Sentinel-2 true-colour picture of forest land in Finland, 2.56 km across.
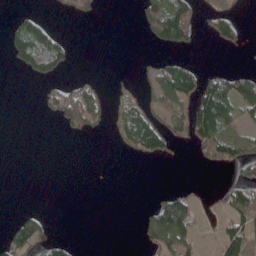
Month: May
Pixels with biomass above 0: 29%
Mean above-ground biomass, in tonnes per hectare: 33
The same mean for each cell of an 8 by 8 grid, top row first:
18 11 26 0 43 115 25 14
71 104 1 0 3 40 5 19
1 42 20 7 21 125 50 55
0 17 106 31 70 59 146 57
0 0 1 7 88 27 95 64
0 0 0 0 0 0 0 29
6 2 0 0 9 102 5 78
74 41 2 0 27 91 3 75
